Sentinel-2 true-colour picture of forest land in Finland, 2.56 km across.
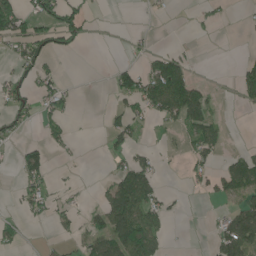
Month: June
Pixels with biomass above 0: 33%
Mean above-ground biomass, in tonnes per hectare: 40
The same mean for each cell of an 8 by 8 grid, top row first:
102 70 64 1 3 2 16 4
47 57 18 1 13 15 0 1
50 48 3 26 80 126 11 47
47 44 5 28 48 90 73 5
22 36 4 25 17 12 82 4
18 41 4 45 101 1 45 88
12 43 24 124 107 10 2 72
24 6 38 123 121 2 13 129
